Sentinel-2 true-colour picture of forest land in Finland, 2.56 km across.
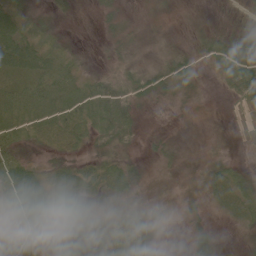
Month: June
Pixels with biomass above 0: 81%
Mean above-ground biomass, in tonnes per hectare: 22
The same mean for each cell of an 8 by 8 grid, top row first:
30 9 2 10 4 3 3 11
60 23 3 8 6 11 25 57
27 37 23 25 30 25 3 72
45 44 39 64 9 3 2 12
34 16 19 28 6 7 4 4
56 24 30 29 6 6 16 15
44 49 24 14 13 6 10 21
25 41 20 38 42 1 12 4
